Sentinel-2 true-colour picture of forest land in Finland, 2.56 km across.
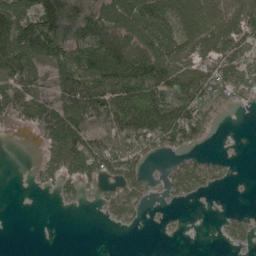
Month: May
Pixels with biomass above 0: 62%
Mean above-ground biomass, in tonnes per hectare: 83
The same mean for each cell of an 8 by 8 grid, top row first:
115 172 206 105 116 105 100 96
163 185 153 213 126 75 86 97
133 91 129 152 167 136 131 123
80 127 197 161 145 156 90 10
0 82 149 170 115 96 24 0
0 42 97 95 54 54 68 2
0 0 9 42 26 8 0 2
0 0 0 0 0 1 0 26
